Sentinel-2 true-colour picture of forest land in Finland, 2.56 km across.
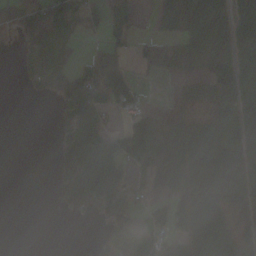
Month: October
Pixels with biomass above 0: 58%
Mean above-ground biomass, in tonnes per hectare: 53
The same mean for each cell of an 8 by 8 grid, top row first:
40 78 42 41 3 80 123 113
14 64 12 23 26 31 74 59
6 51 104 106 10 12 45 77
0 0 119 41 48 22 35 82
0 0 127 69 110 137 125 54
0 14 178 168 41 65 77 71
0 6 58 61 14 38 85 30
0 0 0 40 41 35 97 52
